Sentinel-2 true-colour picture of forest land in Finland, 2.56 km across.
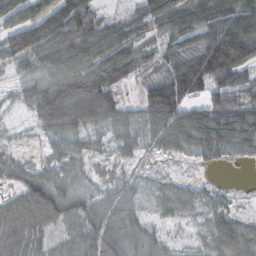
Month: October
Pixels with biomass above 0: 80%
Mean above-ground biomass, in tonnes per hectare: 56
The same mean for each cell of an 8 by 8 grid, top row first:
60 93 87 24 58 78 85 94
83 78 82 80 40 67 120 105
25 46 79 85 51 117 96 63
10 85 111 72 77 109 88 98
8 9 13 27 32 50 68 45
35 34 15 16 12 9 2 0
68 104 60 52 21 37 30 9
60 35 64 65 45 11 43 75
